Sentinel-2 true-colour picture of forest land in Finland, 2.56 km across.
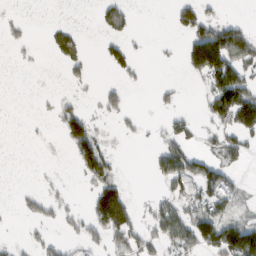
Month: February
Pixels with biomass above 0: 33%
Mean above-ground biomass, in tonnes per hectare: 34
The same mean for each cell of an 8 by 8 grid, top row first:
6 0 0 43 0 39 28 6
10 19 37 37 2 3 170 95
0 0 21 11 7 3 66 87
0 3 30 27 3 18 38 133
0 2 76 9 4 48 12 41
0 4 21 45 1 80 56 10
7 28 11 182 10 53 54 18
6 26 27 49 47 63 91 158
